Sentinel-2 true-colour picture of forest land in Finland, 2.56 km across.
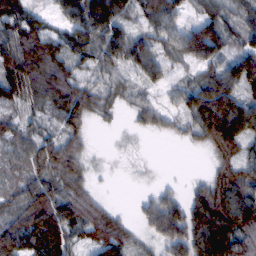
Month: February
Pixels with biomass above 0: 83%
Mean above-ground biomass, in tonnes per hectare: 69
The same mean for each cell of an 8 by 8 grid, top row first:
81 32 114 112 57 61 67 55
68 54 85 96 82 62 137 54
103 74 43 35 46 29 81 123
43 49 95 23 42 39 151 134
52 66 45 2 2 9 57 90
45 69 57 3 2 2 32 89
60 119 94 27 42 73 152 157
99 124 40 102 26 98 188 96
